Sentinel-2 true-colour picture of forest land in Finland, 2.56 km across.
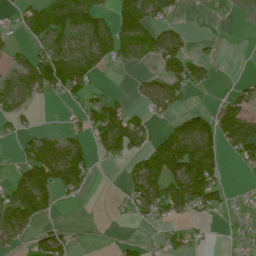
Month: July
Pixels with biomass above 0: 49%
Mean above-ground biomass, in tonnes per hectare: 54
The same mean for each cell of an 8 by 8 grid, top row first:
24 95 107 80 102 25 15 2
17 79 90 90 82 67 11 0
70 104 93 1 29 84 46 10
48 0 35 78 30 40 38 88
15 45 50 103 40 124 101 111
45 123 89 0 80 124 115 5
109 50 2 8 50 86 65 11
41 74 8 6 10 31 14 11
